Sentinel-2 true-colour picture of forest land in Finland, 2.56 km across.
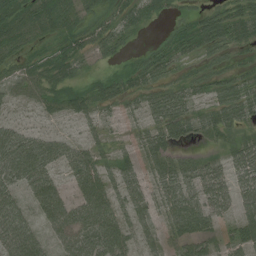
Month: July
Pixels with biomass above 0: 78%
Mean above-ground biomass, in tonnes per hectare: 48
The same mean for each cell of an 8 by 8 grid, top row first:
72 57 47 36 34 21 47 56
48 21 43 42 19 37 50 30
45 47 35 53 58 34 34 44
16 29 47 19 46 78 30 65
87 59 37 28 47 55 19 57
61 59 67 46 36 76 60 46
53 69 65 59 40 65 60 42
71 32 68 70 32 44 47 47
